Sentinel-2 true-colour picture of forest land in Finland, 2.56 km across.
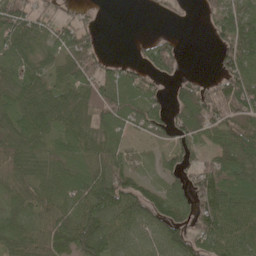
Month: May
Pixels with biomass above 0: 78%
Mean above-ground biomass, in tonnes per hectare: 74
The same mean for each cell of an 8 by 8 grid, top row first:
81 43 33 0 0 11 32 84
53 46 82 2 24 49 9 115
67 54 87 69 53 46 26 116
71 118 106 84 90 62 115 107
75 49 76 67 26 64 61 129
67 76 71 146 36 70 100 99
60 78 98 116 107 109 103 97
93 96 157 101 63 108 99 95
